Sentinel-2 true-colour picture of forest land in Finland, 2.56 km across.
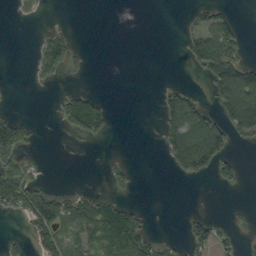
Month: September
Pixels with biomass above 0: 29%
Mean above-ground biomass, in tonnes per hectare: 29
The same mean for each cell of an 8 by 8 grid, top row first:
6 1 0 0 0 0 45 8
0 49 7 0 0 0 75 29
0 16 1 0 0 2 37 104
7 0 95 14 0 100 39 111
81 0 4 1 0 92 123 8
52 5 0 15 0 13 25 21
47 86 68 62 11 0 2 3
10 48 47 120 78 10 48 18
